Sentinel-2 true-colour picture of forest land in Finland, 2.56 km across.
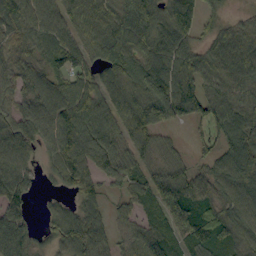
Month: September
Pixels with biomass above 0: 86%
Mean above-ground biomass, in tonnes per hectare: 73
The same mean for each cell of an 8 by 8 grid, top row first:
101 82 89 73 98 113 36 20
64 58 64 82 79 81 54 86
69 75 55 69 89 103 67 86
59 106 100 75 108 101 78 77
94 62 123 101 64 26 29 77
88 17 80 73 69 76 59 68
72 19 49 31 58 102 78 74
124 31 105 49 82 68 92 63
